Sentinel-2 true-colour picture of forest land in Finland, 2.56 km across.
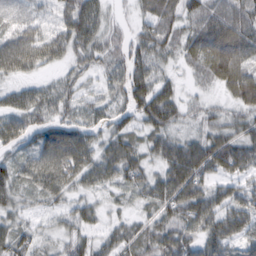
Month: February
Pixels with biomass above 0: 87%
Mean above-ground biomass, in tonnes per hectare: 53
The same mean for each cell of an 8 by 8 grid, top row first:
27 28 89 22 35 58 74 62
94 74 54 47 57 41 82 95
32 20 30 44 64 24 37 85
53 52 42 41 69 48 29 42
44 77 77 45 37 56 67 64
46 85 60 44 47 86 58 47
33 25 39 16 23 71 70 73
60 23 45 43 56 76 70 66
